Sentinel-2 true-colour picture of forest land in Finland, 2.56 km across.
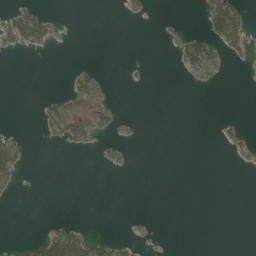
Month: May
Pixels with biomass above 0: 14%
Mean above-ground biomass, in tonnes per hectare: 11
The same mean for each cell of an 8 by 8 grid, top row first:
39 20 0 0 10 2 44 38
21 15 0 0 0 11 31 36
0 0 34 4 2 1 15 1
0 27 78 28 0 0 0 0
29 7 27 10 1 0 0 16
30 0 0 1 0 0 0 1
0 0 0 0 0 0 0 0
2 49 58 24 4 0 0 0
